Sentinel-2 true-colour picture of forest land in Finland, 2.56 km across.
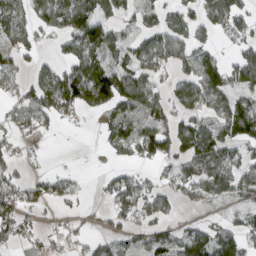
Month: March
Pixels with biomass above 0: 61%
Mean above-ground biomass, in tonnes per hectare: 58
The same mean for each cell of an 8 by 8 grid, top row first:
51 67 110 54 34 45 77 84
33 18 100 67 62 79 48 48
42 83 125 105 70 50 94 69
57 81 50 51 58 55 63 99
42 4 0 48 84 78 85 64
42 42 11 37 37 67 76 67
76 19 22 41 76 28 25 38
62 44 38 41 36 69 91 72
